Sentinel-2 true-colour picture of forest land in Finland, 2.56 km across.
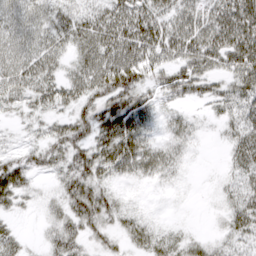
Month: March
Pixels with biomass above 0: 79%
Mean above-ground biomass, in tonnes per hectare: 38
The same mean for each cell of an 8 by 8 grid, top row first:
54 43 41 62 67 55 59 78
48 44 40 67 70 55 63 70
45 40 46 67 36 44 38 45
16 25 34 55 35 17 13 37
10 41 48 73 49 29 2 44
57 16 62 34 30 17 2 29
22 19 62 37 4 0 3 39
21 22 38 23 33 24 18 27
